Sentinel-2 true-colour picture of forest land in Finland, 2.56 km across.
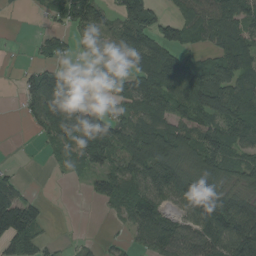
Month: August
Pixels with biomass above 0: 70%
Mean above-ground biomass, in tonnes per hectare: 82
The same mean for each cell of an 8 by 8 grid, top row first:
4 26 114 68 121 61 103 111
3 45 22 61 108 100 50 140
16 98 26 47 97 134 105 110
7 186 155 50 106 86 116 123
0 32 120 153 147 123 118 78
22 4 20 99 127 121 107 76
151 14 0 37 127 56 170 111
109 21 10 13 59 106 128 174
